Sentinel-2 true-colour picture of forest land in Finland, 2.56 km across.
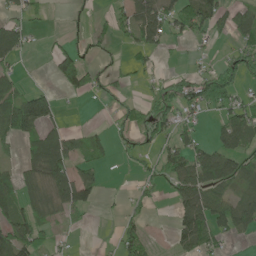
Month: June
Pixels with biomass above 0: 50%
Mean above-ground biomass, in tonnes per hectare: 49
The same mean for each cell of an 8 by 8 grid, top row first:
34 12 7 30 92 71 75 55
93 13 31 16 53 10 13 44
41 7 100 33 15 41 64 44
139 88 1 19 44 62 35 75
48 100 45 37 43 62 41 67
39 90 66 1 26 77 90 59
62 48 67 5 36 52 107 75
107 31 3 7 62 50 71 18
